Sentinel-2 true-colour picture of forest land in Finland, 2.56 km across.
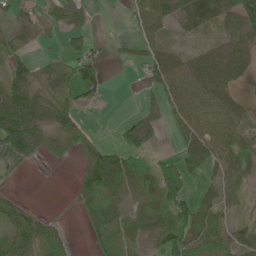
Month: June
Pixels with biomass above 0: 67%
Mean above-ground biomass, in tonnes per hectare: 40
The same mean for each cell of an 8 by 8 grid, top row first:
26 23 40 0 29 46 77 68
25 6 43 8 28 24 40 67
49 34 63 2 26 80 95 39
96 55 27 0 24 42 72 42
87 32 31 22 51 20 76 56
3 0 26 92 49 62 25 31
35 2 16 38 35 55 55 12
59 43 1 46 30 59 65 53
